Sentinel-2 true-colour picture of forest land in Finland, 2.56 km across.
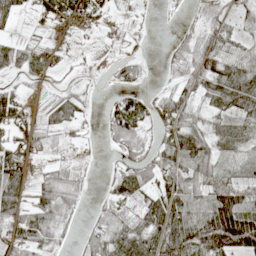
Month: May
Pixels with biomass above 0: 66%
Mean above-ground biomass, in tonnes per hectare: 45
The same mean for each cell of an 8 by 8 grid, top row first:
34 41 43 18 8 3 26 23
50 40 5 7 7 30 66 47
17 20 5 15 18 27 68 77
54 40 34 66 79 78 42 51
52 35 17 26 48 75 58 46
54 39 17 34 68 72 63 23
64 65 18 39 47 70 56 85
55 39 26 74 70 85 103 109
